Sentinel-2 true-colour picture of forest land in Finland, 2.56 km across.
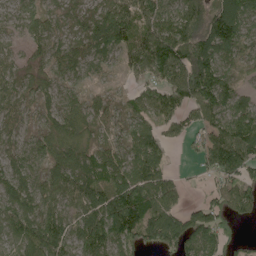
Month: May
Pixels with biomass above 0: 85%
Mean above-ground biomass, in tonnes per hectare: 74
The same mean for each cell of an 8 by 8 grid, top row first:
40 49 43 100 81 86 93 94
27 55 50 69 92 124 100 58
64 67 54 12 51 93 127 35
43 61 85 38 65 67 89 79
43 60 66 50 86 24 74 121
89 87 81 95 108 26 37 82
110 90 98 134 121 65 68 68
59 134 86 103 79 95 90 32
